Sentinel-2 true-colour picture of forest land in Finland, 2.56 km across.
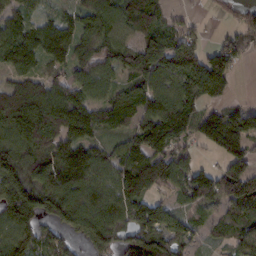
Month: February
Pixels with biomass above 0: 83%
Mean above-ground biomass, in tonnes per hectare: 106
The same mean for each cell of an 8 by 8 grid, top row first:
69 43 88 110 153 28 13 63
131 132 95 104 138 128 65 84
94 82 99 79 122 112 222 15
184 149 122 152 143 158 68 59
118 96 106 49 141 99 76 109
142 135 139 111 172 111 88 139
187 142 151 144 115 59 53 97
119 84 75 119 129 91 39 74
